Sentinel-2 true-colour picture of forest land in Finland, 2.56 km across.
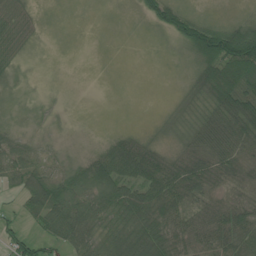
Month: June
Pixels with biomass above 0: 71%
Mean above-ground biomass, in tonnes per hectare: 41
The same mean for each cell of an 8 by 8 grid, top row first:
45 2 0 1 24 60 17 14
40 2 0 0 1 17 128 155
15 2 0 0 0 3 69 81
8 7 2 0 0 11 40 97
33 9 6 42 37 16 89 81
35 35 43 75 79 77 74 47
17 73 55 60 85 60 46 59
49 36 65 70 103 57 61 74
